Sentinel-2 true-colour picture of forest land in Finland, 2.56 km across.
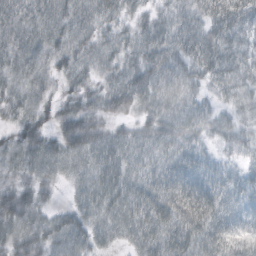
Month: October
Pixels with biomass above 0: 93%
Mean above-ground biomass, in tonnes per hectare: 46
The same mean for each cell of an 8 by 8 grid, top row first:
39 46 45 40 29 43 57 60
40 42 42 39 48 48 63 48
38 31 38 38 53 50 38 48
34 30 47 35 35 51 35 34
36 40 57 47 39 51 25 38
26 31 41 61 54 68 47 34
59 23 41 54 67 83 72 37
47 51 51 32 60 69 71 43
